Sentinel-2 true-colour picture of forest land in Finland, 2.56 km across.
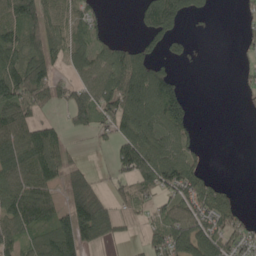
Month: May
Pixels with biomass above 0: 60%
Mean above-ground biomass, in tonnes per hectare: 84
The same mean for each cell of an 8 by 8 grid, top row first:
132 104 85 8 87 148 28 18
149 113 96 79 75 52 1 17
177 101 82 118 179 78 0 13
133 35 109 123 134 164 0 5
129 111 8 67 145 96 9 0
119 102 78 51 139 135 55 0
113 103 159 73 44 93 110 45
79 109 99 46 34 155 133 81
